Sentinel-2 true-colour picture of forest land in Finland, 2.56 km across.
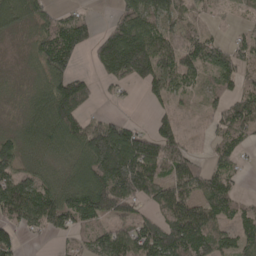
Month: April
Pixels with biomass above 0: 78%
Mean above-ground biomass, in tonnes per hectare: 75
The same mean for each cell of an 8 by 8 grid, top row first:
72 51 32 25 91 55 15 14
13 104 67 129 141 75 79 54
14 81 65 64 86 64 42 64
18 97 81 12 4 43 35 88
66 77 113 195 107 78 24 56
67 45 87 187 170 112 80 28
124 122 111 120 49 114 98 53
46 15 45 99 119 135 109 81
